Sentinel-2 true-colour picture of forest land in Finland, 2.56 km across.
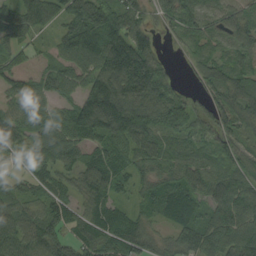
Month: August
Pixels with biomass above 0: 91%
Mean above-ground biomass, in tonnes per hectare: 83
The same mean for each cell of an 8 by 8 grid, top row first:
100 100 127 129 62 84 45 78
67 29 115 145 106 16 48 67
63 66 65 140 154 35 67 87
60 58 107 152 138 134 61 84
81 74 68 87 95 57 64 60
44 65 70 90 61 64 76 96
79 71 62 81 48 113 68 92
97 94 83 110 78 64 96 108
